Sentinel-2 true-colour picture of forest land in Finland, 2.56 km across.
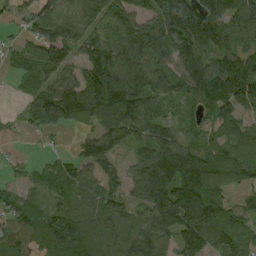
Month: September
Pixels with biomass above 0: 85%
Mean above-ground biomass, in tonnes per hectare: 95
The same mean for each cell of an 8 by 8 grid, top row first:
43 79 83 81 70 167 163 117
45 148 72 115 131 135 130 89
40 77 89 172 127 95 175 192
21 150 120 159 112 51 90 90
5 11 51 94 75 106 72 94
14 51 61 56 99 165 170 90
80 57 61 67 80 177 165 62
87 74 97 63 115 88 100 67
